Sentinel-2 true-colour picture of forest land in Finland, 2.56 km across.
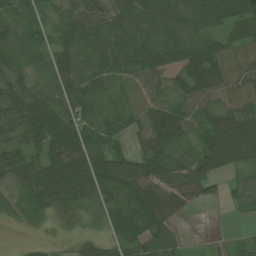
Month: June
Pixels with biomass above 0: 86%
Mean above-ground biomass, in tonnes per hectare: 59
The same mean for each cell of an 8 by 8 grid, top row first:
48 33 64 58 70 75 78 71
69 51 67 77 61 64 61 53
58 84 73 58 60 51 101 49
62 70 66 54 48 73 55 61
37 62 79 56 55 78 104 123
47 80 85 87 90 81 80 19
50 60 50 65 102 60 8 12
2 11 23 35 72 37 5 3
